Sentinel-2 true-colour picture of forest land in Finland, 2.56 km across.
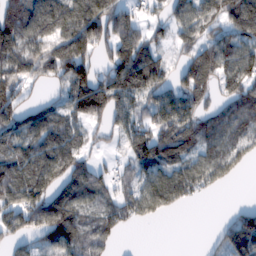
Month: February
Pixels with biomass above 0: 75%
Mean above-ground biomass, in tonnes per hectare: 97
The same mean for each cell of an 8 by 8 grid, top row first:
124 157 153 152 52 80 92 149
144 133 177 117 122 53 95 110
119 71 153 156 181 77 89 98
113 94 107 142 100 201 70 97
85 122 74 30 120 123 85 92
113 105 112 56 86 107 88 24
113 141 88 81 96 40 0 42
60 76 86 43 0 0 16 150
